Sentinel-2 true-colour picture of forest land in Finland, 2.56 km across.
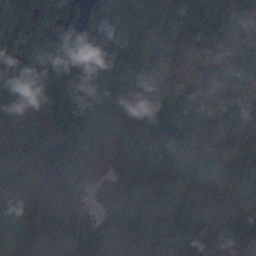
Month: November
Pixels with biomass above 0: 92%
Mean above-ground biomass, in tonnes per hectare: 92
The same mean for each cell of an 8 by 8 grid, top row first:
89 77 115 104 127 120 127 73
110 104 167 99 108 72 32 41
86 116 128 78 43 24 38 49
95 118 135 86 48 88 54 56
125 163 113 86 72 91 113 75
100 133 93 50 67 98 88 89
128 112 90 54 90 60 34 81
113 93 154 60 135 132 109 85
